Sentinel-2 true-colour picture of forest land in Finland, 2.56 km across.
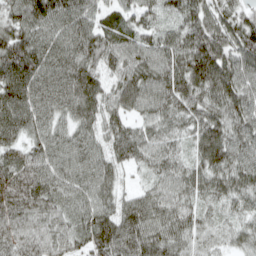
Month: April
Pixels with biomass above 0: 97%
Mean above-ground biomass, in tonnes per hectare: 78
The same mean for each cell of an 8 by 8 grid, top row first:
75 100 78 51 55 58 81 64
122 86 86 80 80 80 123 92
119 79 105 61 95 93 129 92
94 68 86 67 59 78 86 92
59 78 70 72 76 51 108 84
77 78 77 64 30 70 80 83
68 66 63 73 88 76 46 51
67 68 59 125 102 79 53 56
